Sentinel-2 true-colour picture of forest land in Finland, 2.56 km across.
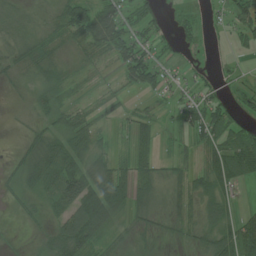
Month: July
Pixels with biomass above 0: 64%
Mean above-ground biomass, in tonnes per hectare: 33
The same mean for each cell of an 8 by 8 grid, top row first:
33 14 63 66 40 14 9 43
39 34 30 63 48 22 6 15
12 36 9 10 68 28 21 14
7 36 29 17 19 24 64 28
6 47 50 20 24 19 48 65
26 55 66 61 34 22 48 41
13 25 83 59 28 19 36 18
1 28 78 19 6 13 41 77
